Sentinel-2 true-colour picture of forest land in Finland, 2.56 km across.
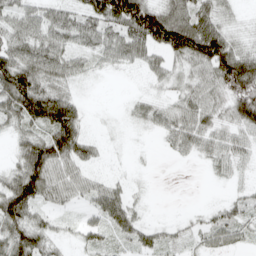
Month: April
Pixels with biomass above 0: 77%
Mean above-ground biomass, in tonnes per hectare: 45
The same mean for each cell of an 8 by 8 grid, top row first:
41 38 44 98 131 84 75 12
55 57 35 51 63 100 126 42
92 57 21 2 13 27 54 123
68 98 37 2 26 46 51 80
28 81 59 3 2 38 45 40
56 72 34 12 3 0 9 16
85 28 18 65 9 1 14 33
77 36 19 29 37 24 29 25
